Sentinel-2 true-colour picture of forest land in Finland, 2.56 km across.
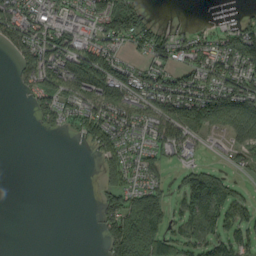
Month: September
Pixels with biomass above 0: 59%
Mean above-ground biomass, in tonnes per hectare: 56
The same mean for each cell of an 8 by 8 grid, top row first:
104 50 39 96 38 0 2 20
93 93 57 51 49 54 61 93
22 105 129 99 58 58 74 92
0 70 64 90 66 89 95 99
0 0 17 60 33 83 14 61
0 0 0 52 59 24 132 17
0 0 0 62 122 38 185 67
0 0 0 97 127 64 81 57
